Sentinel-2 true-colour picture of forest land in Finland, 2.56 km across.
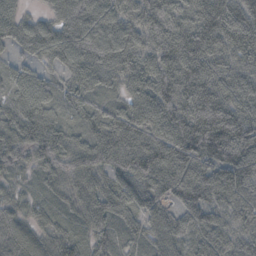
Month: October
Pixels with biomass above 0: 97%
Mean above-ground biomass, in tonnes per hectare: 69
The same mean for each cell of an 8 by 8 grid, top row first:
51 34 109 85 84 70 100 74
41 74 102 103 70 106 93 66
51 37 58 38 70 103 83 57
54 57 40 47 82 94 109 70
81 87 43 74 87 116 137 117
34 41 68 60 91 90 89 94
30 25 42 68 63 57 69 62
52 45 41 55 40 57 62 53
